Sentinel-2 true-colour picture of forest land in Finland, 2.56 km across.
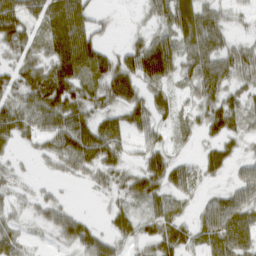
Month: March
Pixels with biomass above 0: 74%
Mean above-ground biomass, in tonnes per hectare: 40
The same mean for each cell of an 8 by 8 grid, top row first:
70 53 63 6 12 80 51 13
44 35 94 20 61 57 64 34
47 72 52 72 59 32 64 39
49 71 61 38 47 25 42 40
24 34 80 49 30 11 21 19
16 7 21 34 59 41 19 27
16 33 6 22 25 18 31 56
32 7 54 34 31 48 33 59
